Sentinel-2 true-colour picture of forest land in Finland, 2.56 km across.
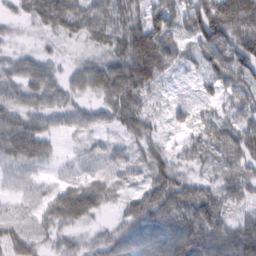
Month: February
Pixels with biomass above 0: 89%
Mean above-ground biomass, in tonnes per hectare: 56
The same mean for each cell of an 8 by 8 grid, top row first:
23 56 50 62 74 71 155 147
23 20 19 48 145 67 90 123
49 56 44 85 100 14 45 73
53 53 41 52 47 22 24 67
73 35 11 20 46 22 57 78
25 15 35 31 33 65 33 56
27 44 79 20 65 77 90 41
55 32 33 56 60 85 99 101
